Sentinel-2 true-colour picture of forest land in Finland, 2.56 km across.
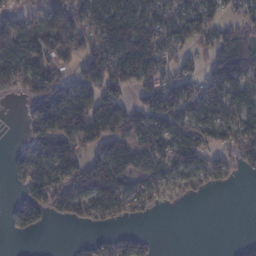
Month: February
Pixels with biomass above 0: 68%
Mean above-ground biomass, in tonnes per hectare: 88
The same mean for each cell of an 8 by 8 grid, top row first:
76 79 126 155 133 112 106 69
119 112 107 164 157 82 66 192
90 167 94 114 112 101 99 144
4 181 144 118 124 121 89 99
28 152 102 115 91 128 93 97
42 141 143 129 70 67 84 21
48 81 100 82 43 4 0 0
5 0 14 59 46 0 0 6
